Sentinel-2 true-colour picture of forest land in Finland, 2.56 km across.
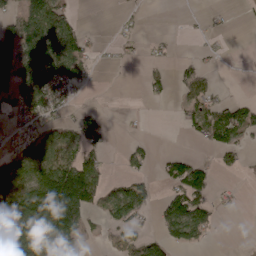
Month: April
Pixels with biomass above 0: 45%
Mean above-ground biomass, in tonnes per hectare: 58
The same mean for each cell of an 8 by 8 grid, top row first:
57 114 14 2 6 0 10 2
112 138 67 5 7 5 6 0
93 131 38 0 24 32 37 1
67 68 30 3 2 9 85 66
51 88 77 10 18 0 40 49
152 160 206 23 24 69 55 11
176 212 130 66 46 94 62 8
233 169 74 23 53 58 24 0
